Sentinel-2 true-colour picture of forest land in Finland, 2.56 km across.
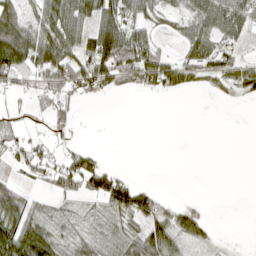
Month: April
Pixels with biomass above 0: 54%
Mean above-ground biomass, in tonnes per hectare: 37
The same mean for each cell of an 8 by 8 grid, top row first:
56 53 66 73 40 28 81 77
112 66 62 123 85 15 61 31
41 56 78 61 41 46 23 43
17 31 9 0 0 0 0 0
44 28 8 0 0 0 0 0
26 32 78 41 0 0 0 0
54 18 13 45 67 26 7 0
112 65 37 26 66 49 16 0
